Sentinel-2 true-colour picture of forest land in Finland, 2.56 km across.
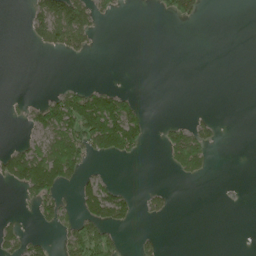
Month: June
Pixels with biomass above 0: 25%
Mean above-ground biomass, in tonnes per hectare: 30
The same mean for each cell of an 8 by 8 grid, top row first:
0 105 97 14 0 62 5 0
0 38 45 0 0 0 0 0
0 0 4 0 0 0 0 0
5 77 144 130 23 0 5 0
14 63 100 102 35 68 42 0
73 137 55 9 0 20 15 0
4 53 54 104 17 5 0 7
44 14 91 48 16 0 0 0
